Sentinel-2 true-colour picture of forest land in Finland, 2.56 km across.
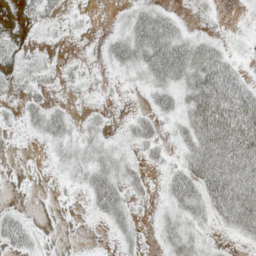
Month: May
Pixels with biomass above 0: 61%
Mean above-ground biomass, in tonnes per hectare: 30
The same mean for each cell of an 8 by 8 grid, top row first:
15 21 7 6 42 19 13 5
25 8 4 31 64 67 40 8
33 13 15 10 29 50 86 38
17 38 9 6 19 39 111 85
2 22 30 19 34 21 81 90
1 4 26 42 19 45 80 58
12 0 5 48 8 39 46 64
47 5 1 10 10 40 18 17
